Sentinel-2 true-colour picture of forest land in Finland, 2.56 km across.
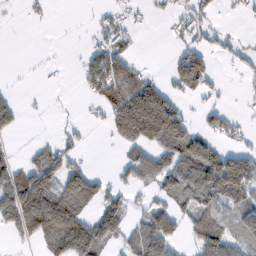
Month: February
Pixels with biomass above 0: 47%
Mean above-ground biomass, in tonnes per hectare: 56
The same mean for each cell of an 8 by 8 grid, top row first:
2 9 1 25 10 27 28 11
0 0 6 67 1 19 39 29
1 3 26 103 47 55 62 10
44 3 4 73 219 87 30 9
5 22 20 19 114 113 101 20
59 83 92 23 70 98 186 152
115 144 67 78 31 65 96 78
26 87 173 68 101 52 110 59
